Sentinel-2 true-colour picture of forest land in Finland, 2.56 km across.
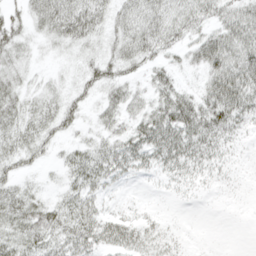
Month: April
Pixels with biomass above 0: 77%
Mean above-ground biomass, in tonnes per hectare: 27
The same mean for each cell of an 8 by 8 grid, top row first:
23 47 61 30 40 32 31 41
34 15 28 26 38 22 48 46
28 13 22 35 15 18 33 55
31 31 23 25 29 52 40 38
30 23 16 27 45 42 32 10
24 4 32 28 11 20 16 5
34 29 36 9 7 2 1 3
32 35 43 38 26 12 2 1
